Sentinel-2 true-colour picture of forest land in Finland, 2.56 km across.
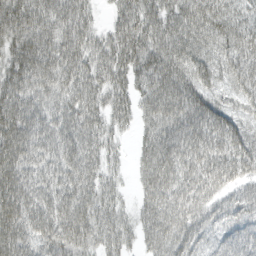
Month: March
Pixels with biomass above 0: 94%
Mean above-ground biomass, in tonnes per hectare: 71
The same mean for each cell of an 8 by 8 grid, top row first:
76 74 59 32 75 71 91 69
71 87 74 71 82 87 68 89
79 77 73 67 62 79 57 74
94 65 75 56 50 91 75 44
107 77 76 37 45 93 91 66
99 68 80 36 52 91 84 55
107 77 78 56 48 82 54 53
98 70 75 61 41 68 41 68
